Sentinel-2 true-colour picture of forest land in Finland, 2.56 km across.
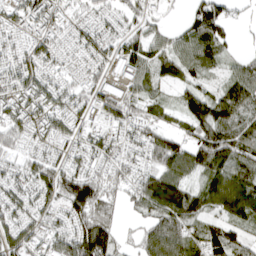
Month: April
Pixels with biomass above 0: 85%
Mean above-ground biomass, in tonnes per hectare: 79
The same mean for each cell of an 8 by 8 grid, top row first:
78 87 51 61 61 10 132 18
71 79 69 73 86 66 111 17
94 77 50 58 59 47 36 83
112 111 60 71 53 46 120 106
59 75 70 68 100 79 136 105
75 115 110 65 72 90 77 110
92 79 137 51 68 119 74 107
92 69 131 85 58 99 79 60
